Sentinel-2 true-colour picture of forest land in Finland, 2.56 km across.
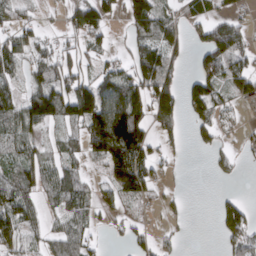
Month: March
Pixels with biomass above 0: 60%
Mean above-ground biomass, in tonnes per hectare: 66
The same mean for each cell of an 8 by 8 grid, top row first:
45 12 90 44 125 54 60 37
69 43 53 26 81 55 105 83
40 103 89 77 112 51 101 72
93 154 150 171 100 100 79 15
76 46 62 209 117 26 29 15
88 74 51 105 130 14 6 8
95 35 65 43 27 15 0 66
61 54 71 11 31 17 0 74
